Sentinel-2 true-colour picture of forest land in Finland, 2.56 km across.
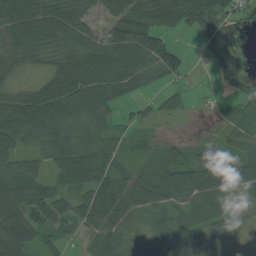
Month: August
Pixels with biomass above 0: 82%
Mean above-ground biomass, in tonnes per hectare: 65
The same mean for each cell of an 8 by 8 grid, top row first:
83 94 73 56 72 80 68 30
83 68 78 105 105 37 22 1
27 66 112 77 57 26 4 26
109 126 76 43 25 31 19 44
97 97 87 52 38 44 32 57
85 49 104 65 88 103 111 94
87 83 62 81 93 66 79 27
106 39 36 87 55 67 37 14
